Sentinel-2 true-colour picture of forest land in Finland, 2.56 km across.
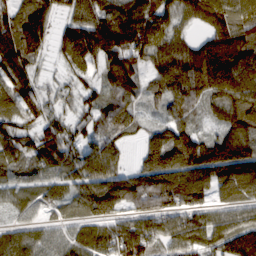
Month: February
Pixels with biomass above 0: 91%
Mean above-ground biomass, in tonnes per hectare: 97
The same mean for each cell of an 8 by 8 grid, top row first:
96 88 93 113 136 80 118 110
132 52 128 121 125 96 124 142
105 31 49 95 57 114 131 150
76 68 53 72 39 63 49 128
92 118 85 76 68 154 110 163
57 71 94 101 117 152 128 164
47 45 59 88 90 108 75 82
83 61 82 98 124 97 100 153
